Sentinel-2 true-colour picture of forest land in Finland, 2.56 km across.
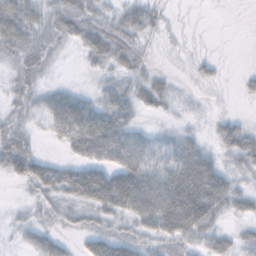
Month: October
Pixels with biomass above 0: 76%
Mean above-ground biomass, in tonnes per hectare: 34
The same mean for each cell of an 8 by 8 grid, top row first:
60 35 50 28 38 4 1 0
44 35 28 52 19 6 3 0
32 13 5 27 27 10 17 8
26 42 71 63 19 12 8 5
52 10 59 82 40 32 19 50
40 55 56 62 64 66 83 28
8 19 34 57 67 86 81 29
8 29 16 44 26 36 35 23
